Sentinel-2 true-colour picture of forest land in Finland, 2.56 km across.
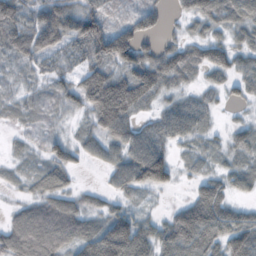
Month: October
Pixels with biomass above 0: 82%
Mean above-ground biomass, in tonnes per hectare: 52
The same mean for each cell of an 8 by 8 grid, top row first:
60 77 85 28 46 14 66 69
53 64 44 106 50 47 65 46
12 25 46 84 84 44 21 41
18 20 27 123 32 59 30 7
11 32 32 54 66 34 27 37
14 61 9 35 106 36 37 38
29 71 48 33 14 31 93 31
93 98 74 148 83 89 71 81
